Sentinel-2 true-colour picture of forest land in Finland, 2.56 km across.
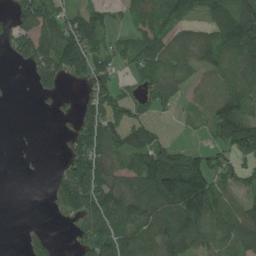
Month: July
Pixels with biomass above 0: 66%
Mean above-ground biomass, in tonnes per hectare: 84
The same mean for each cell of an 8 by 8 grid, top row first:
88 117 84 49 67 107 68 137
80 132 170 65 94 77 114 147
4 99 65 76 62 64 55 91
0 14 85 94 44 25 65 119
1 0 124 117 105 44 46 137
1 16 161 109 127 191 111 70
0 17 132 157 124 146 126 84
3 54 52 116 103 160 78 96
